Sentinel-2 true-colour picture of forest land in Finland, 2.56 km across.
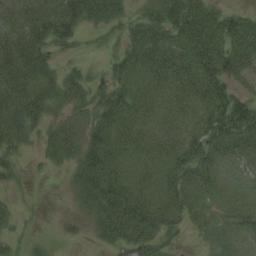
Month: August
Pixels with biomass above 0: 80%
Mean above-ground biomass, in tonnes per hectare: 34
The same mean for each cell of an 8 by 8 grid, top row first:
43 53 44 32 33 58 52 32
53 35 11 13 53 51 59 46
47 35 25 35 38 43 56 28
45 26 20 39 34 30 47 62
25 23 32 41 33 38 43 44
14 3 28 42 29 42 34 24
10 2 17 46 47 44 28 34
12 6 5 27 47 13 15 27
